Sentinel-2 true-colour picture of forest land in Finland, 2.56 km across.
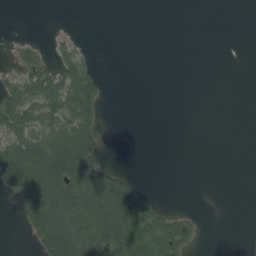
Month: August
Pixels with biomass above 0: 33%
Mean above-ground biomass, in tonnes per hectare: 54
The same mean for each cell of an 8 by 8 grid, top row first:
0 0 0 0 0 0 0 0
24 17 20 0 0 0 0 0
56 90 113 0 0 0 0 0
118 93 119 0 0 0 0 0
114 140 155 0 0 0 0 0
180 220 190 102 3 0 0 0
44 215 204 219 123 5 0 0
0 162 205 196 190 141 1 0
